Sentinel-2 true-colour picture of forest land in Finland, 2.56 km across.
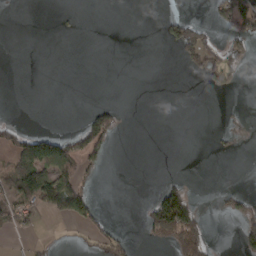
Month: March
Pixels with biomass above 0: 17%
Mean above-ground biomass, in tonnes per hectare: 23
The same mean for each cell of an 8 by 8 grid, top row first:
0 0 1 0 0 16 13 95
0 0 0 0 0 43 59 32
0 0 0 0 0 0 45 19
0 0 5 35 0 0 0 3
58 106 67 33 0 0 2 4
80 96 46 0 0 5 0 0
62 39 74 1 20 135 3 28
6 5 5 40 16 123 43 36
